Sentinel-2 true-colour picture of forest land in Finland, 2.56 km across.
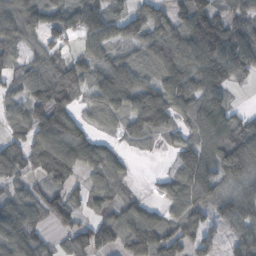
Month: October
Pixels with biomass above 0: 83%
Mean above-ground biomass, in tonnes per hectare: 78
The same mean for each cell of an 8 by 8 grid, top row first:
98 83 87 73 94 70 108 53
68 79 43 60 75 101 138 112
71 103 98 110 74 104 85 34
68 129 43 74 133 81 101 26
67 106 99 31 30 48 105 87
59 65 47 78 2 69 97 79
87 74 51 61 66 68 77 91
106 41 75 72 147 90 70 73
